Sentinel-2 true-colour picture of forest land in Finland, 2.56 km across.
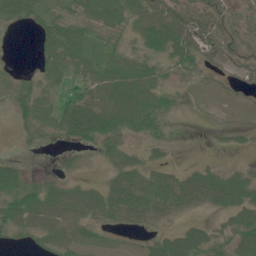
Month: June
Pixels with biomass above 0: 74%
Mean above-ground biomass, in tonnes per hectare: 36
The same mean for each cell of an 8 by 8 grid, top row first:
45 36 43 35 48 58 36 21
0 45 55 35 38 67 41 26
15 38 48 65 61 19 11 24
30 49 90 75 72 20 7 9
4 9 35 45 20 12 2 8
37 15 15 27 34 30 43 31
53 59 54 54 62 46 26 52
13 36 39 8 16 56 49 60
